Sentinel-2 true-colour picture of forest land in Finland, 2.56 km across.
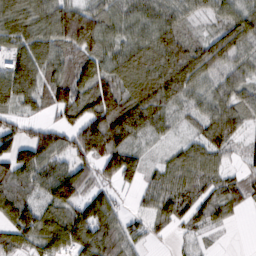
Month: February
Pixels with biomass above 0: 87%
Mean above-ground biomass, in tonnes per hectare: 69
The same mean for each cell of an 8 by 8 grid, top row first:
106 87 72 73 81 68 37 76
82 87 64 65 67 87 70 81
121 74 84 66 58 105 61 66
47 34 101 114 110 55 63 75
89 98 90 128 43 28 78 34
83 102 75 58 45 66 60 40
89 62 68 56 29 78 64 35
64 88 91 69 35 14 14 0
